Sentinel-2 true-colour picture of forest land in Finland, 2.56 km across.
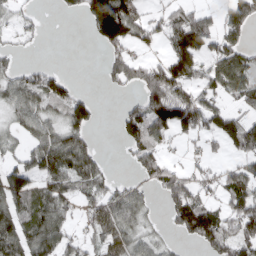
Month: March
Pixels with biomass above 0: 59%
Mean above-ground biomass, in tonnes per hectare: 56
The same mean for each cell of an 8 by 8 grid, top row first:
31 3 32 187 51 56 48 80
18 2 0 49 20 64 50 67
59 58 5 46 94 90 47 80
59 58 81 5 92 101 64 37
24 80 68 2 86 17 23 65
62 67 80 23 42 65 35 84
75 85 38 82 50 82 58 83
93 105 38 51 41 14 76 85
